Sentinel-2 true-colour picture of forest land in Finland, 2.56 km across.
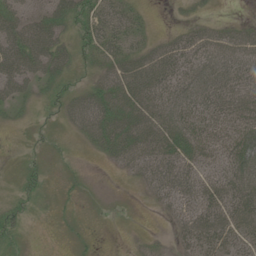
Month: June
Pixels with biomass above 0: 65%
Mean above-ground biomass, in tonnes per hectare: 25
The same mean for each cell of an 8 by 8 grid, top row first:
31 31 33 33 9 4 8 4
41 43 24 29 20 35 38 35
33 24 9 39 45 39 41 37
10 7 36 52 43 41 42 41
1 4 6 43 42 50 39 46
4 6 4 2 26 39 30 41
16 2 2 2 2 24 41 45
13 0 3 0 6 13 37 29
